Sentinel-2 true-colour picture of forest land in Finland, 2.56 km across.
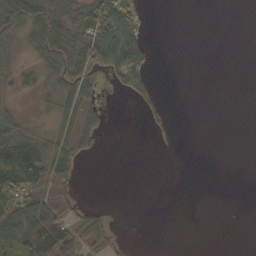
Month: October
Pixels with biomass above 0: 39%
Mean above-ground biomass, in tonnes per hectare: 26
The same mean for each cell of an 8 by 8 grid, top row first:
69 57 42 77 32 0 0 0
27 61 53 82 37 0 0 0
28 30 58 17 36 0 0 0
20 24 59 5 16 3 0 0
87 43 46 0 0 3 0 0
102 85 21 0 0 0 0 0
69 64 19 3 0 0 0 0
63 128 66 30 0 0 0 0
